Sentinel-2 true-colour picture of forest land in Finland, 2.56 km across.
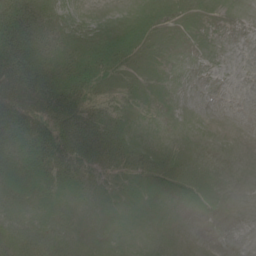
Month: June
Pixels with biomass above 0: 56%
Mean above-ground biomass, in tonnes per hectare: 14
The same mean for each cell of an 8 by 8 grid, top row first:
27 13 7 9 17 11 3 0
47 22 22 27 11 0 0 0
59 39 31 17 5 0 0 0
49 45 38 18 3 0 0 0
28 39 35 28 12 3 0 0
27 27 19 15 17 16 4 0
12 14 5 3 2 0 2 0
23 15 5 0 1 0 0 0
